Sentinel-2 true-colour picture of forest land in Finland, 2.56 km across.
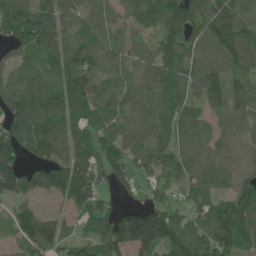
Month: June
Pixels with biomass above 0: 89%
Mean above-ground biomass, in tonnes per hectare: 95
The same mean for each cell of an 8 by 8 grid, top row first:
104 107 55 38 108 144 134 97
78 97 106 51 52 119 111 166
99 73 107 50 79 81 103 90
138 160 119 64 87 76 56 52
124 123 99 99 108 69 75 47
140 139 135 79 56 62 66 72
81 34 109 48 91 56 76 151
68 149 66 133 198 116 105 116
